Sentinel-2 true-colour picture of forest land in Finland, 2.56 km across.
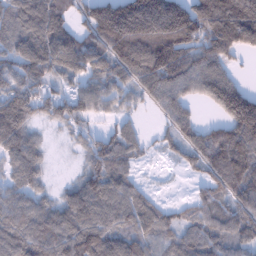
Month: January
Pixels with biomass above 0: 83%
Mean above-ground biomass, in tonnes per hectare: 111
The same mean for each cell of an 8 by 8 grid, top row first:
132 173 69 209 261 236 200 272
104 165 135 150 192 178 136 132
98 94 75 99 133 133 161 52
112 65 80 47 24 96 19 218
112 24 29 96 36 55 129 177
69 32 52 117 11 4 73 155
105 71 126 102 94 39 94 109
135 147 169 124 108 81 98 86
